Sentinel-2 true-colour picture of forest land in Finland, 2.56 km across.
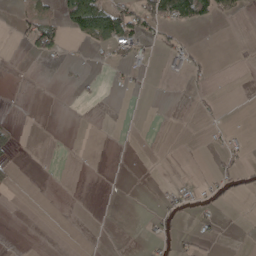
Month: April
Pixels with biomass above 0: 14%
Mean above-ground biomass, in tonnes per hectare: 10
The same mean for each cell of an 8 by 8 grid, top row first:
12 24 99 78 60 65 36 9
2 38 4 28 23 26 2 1
0 0 5 5 6 5 9 0
0 0 0 0 3 0 5 0
10 0 1 3 1 0 5 7
5 0 0 3 0 1 5 18
0 0 0 3 0 17 11 0
0 0 1 2 6 10 9 1
